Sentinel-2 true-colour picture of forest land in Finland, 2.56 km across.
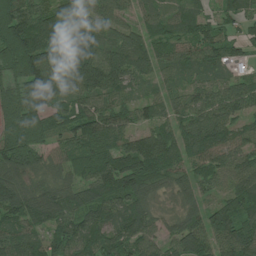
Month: July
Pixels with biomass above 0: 92%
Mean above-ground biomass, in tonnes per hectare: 89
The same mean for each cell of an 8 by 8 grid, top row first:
143 112 76 63 46 53 44 62
175 137 132 100 98 77 91 52
112 115 130 127 58 42 54 54
142 101 80 78 46 54 98 73
172 91 76 73 99 85 103 73
101 67 69 115 122 54 72 89
106 116 81 89 80 42 68 83
91 79 95 87 85 77 100 102
